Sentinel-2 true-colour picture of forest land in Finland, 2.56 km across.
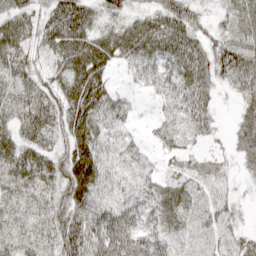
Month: April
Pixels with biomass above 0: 90%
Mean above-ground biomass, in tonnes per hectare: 49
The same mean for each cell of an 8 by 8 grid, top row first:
59 57 67 36 45 67 24 34
62 47 65 58 73 76 54 51
49 50 75 26 38 55 56 58
49 65 72 52 7 38 38 29
54 46 70 52 18 33 19 37
55 56 88 49 30 45 47 16
40 48 65 58 40 59 42 18
43 43 84 80 49 39 37 37
